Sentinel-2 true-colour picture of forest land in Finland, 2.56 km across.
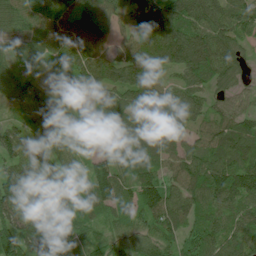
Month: July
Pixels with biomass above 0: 94%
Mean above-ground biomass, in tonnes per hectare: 84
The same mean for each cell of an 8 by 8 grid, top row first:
82 72 63 65 68 102 116 81
64 59 85 62 87 124 123 54
59 25 114 111 104 43 77 52
40 103 68 108 103 91 62 63
101 67 65 77 90 74 69 77
115 99 72 139 92 78 106 102
114 120 84 95 99 91 77 76
144 154 59 70 58 62 72 77
